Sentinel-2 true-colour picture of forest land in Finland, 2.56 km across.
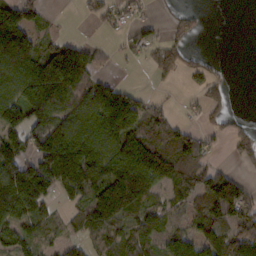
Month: February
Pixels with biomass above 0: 65%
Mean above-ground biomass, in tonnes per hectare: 86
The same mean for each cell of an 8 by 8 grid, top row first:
130 17 20 46 13 21 4 0
229 72 75 11 55 75 2 0
150 217 130 10 2 31 59 0
117 129 125 165 95 18 54 7
100 119 196 141 140 121 40 65
138 143 140 151 183 129 117 38
154 51 69 181 94 49 122 130
92 39 45 87 92 70 87 113
